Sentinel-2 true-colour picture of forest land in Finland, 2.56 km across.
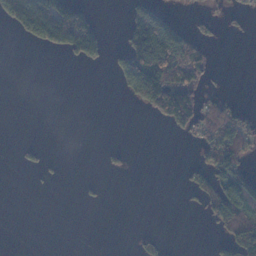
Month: November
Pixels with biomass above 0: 24%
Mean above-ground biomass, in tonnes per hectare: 41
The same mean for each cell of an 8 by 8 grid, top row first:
88 167 129 0 137 20 20 9
0 39 144 20 253 209 40 0
0 0 0 11 234 133 36 0
0 0 0 0 30 183 65 35
4 4 0 5 0 2 68 91
0 6 2 5 0 2 57 101
0 0 3 0 0 0 48 112
0 0 0 0 15 0 7 111
